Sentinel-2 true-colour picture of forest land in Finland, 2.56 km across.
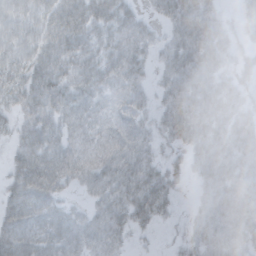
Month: October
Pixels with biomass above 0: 85%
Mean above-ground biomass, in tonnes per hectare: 27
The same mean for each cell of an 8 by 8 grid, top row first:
36 40 49 42 15 33 25 12
37 38 37 30 21 27 32 12
34 47 33 25 15 28 24 15
21 38 24 13 14 28 28 20
23 39 17 16 18 15 30 26
33 49 20 28 36 15 22 24
46 30 10 32 40 9 21 24
54 36 26 25 5 6 24 28
